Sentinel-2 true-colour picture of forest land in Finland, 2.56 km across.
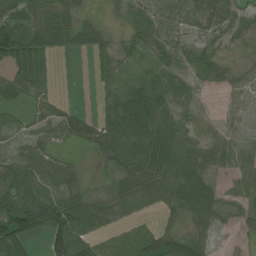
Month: July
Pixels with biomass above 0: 80%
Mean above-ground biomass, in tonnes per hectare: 47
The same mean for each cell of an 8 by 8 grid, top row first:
76 70 28 14 54 73 55 43
106 66 36 31 44 59 33 13
71 29 0 33 39 44 35 41
21 38 19 54 77 48 14 51
27 26 25 57 55 63 47 52
54 51 17 32 70 62 38 59
93 85 54 30 32 31 57 30
114 66 63 40 64 68 35 10
